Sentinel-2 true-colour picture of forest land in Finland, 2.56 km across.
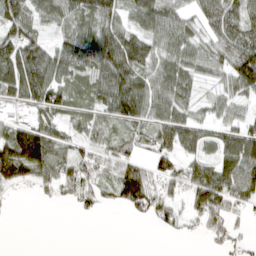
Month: April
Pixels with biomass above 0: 74%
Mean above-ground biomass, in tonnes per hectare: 66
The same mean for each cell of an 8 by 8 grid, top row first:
89 57 74 70 78 65 72 87
117 66 79 102 85 72 57 104
126 114 48 118 77 88 35 112
35 77 39 83 88 70 37 34
137 106 42 47 48 95 55 115
97 60 74 58 89 75 98 116
3 6 34 23 87 54 108 39
0 0 0 0 0 11 30 31
